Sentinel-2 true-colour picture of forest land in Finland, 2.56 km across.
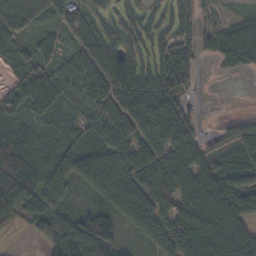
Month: November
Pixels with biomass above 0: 82%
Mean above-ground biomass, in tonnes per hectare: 63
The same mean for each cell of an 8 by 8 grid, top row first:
66 33 54 39 43 60 18 23
38 38 46 72 52 60 32 77
35 74 77 77 69 81 1 4
47 67 41 72 85 79 2 7
67 35 53 74 79 85 36 72
91 56 84 93 85 105 91 71
74 63 31 73 107 90 121 95
1 50 106 61 43 110 138 122
